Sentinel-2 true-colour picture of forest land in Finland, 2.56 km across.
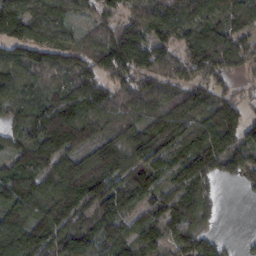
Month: February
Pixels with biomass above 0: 89%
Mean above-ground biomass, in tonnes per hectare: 100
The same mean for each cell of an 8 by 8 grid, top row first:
136 81 55 69 97 110 90 103
86 106 93 147 120 92 133 99
100 65 91 84 87 72 103 43
96 133 121 96 85 97 123 82
94 142 126 104 110 122 151 121
115 97 133 102 108 101 110 85
118 111 100 126 96 122 71 0
103 113 108 120 106 94 72 13
